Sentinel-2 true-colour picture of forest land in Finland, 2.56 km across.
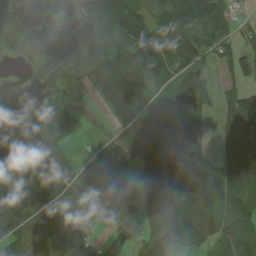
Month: August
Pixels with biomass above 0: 83%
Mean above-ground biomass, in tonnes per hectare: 83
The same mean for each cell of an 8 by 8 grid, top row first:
72 96 91 155 64 131 134 21
26 110 92 86 102 161 72 50
41 63 71 175 83 75 66 42
69 56 27 74 117 82 45 108
63 86 12 32 136 153 45 113
85 55 61 82 103 143 136 123
67 67 72 31 95 123 90 86
59 75 154 30 51 79 57 117
